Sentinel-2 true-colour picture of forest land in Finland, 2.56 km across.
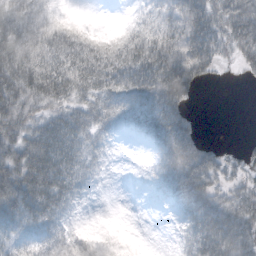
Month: October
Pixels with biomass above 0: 72%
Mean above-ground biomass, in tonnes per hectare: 38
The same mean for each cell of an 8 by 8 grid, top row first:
53 23 2 0 14 48 58 78
72 46 34 21 51 68 68 61
71 69 47 44 60 77 17 5
60 36 38 34 54 48 0 0
61 80 37 8 10 73 22 7
84 83 26 1 2 59 54 22
70 52 5 0 0 20 72 49
26 18 9 2 0 7 68 54
